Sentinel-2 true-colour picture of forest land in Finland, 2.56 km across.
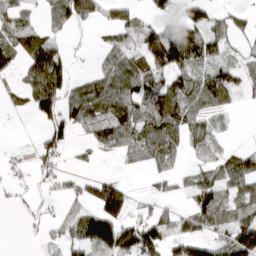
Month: March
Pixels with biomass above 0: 62%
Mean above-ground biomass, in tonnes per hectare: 57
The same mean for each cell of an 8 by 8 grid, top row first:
45 28 100 38 26 54 59 27
63 78 5 52 83 168 98 24
19 124 32 89 96 71 77 46
8 80 67 102 74 94 47 7
8 74 16 49 92 60 52 10
15 25 25 20 11 30 48 93
10 13 78 133 12 27 115 53
0 34 78 125 116 69 58 110
